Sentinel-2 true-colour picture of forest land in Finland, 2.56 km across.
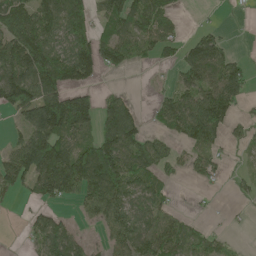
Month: May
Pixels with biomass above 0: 61%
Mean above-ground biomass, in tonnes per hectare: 76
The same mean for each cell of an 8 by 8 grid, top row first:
135 113 92 92 103 32 5 2
133 116 101 99 50 47 106 2
132 127 81 3 1 38 84 92
81 186 162 102 15 103 154 29
49 171 99 147 92 36 70 23
106 163 170 189 93 18 45 17
7 41 30 98 73 22 5 5
3 109 39 60 107 81 46 7
